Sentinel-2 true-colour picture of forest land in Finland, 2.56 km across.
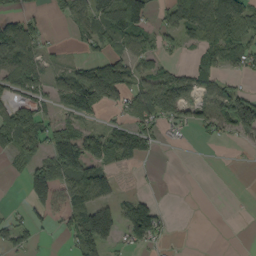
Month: September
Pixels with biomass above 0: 51%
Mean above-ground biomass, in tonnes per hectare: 56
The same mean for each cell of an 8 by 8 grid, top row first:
50 21 71 132 103 94 109 99
104 22 19 38 55 24 56 66
92 59 120 158 64 74 65 21
102 38 33 29 88 76 73 125
77 52 43 72 56 7 8 19
13 115 117 48 2 0 0 0
10 71 110 83 85 2 0 0
61 4 108 68 73 4 0 0
